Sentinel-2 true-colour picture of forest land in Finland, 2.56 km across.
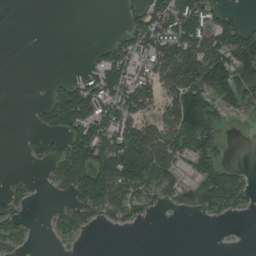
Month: August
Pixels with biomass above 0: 50%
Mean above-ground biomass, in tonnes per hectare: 64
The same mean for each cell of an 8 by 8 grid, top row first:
0 0 0 0 82 175 108 34
0 0 0 68 85 127 131 163
0 9 61 118 70 127 158 123
0 79 179 100 72 133 100 28
1 27 160 114 169 103 85 0
13 22 161 174 138 53 115 50
42 8 80 67 25 18 67 38
44 5 13 0 0 0 0 0
